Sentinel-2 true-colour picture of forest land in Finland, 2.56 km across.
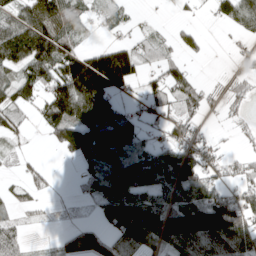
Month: April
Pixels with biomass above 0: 64%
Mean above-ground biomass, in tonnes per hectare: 71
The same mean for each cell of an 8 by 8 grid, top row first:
76 99 62 32 7 9 13 92
125 126 58 58 55 41 11 6
81 93 182 146 45 63 8 21
49 96 131 95 49 49 28 18
13 21 151 176 69 91 53 10
14 19 38 123 139 164 64 38
26 7 7 89 118 134 146 104
29 9 68 67 101 125 147 133
